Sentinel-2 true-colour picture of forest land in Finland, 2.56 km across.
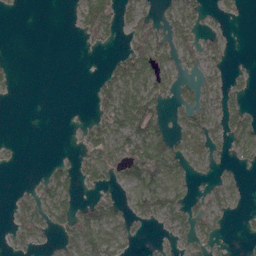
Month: April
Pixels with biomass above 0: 45%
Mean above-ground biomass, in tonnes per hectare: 41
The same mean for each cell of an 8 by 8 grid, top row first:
2 0 47 55 47 54 15 13
0 0 2 11 85 61 36 0
8 0 0 72 101 58 20 20
0 0 0 95 139 38 53 67
5 0 23 81 119 59 57 54
0 36 47 38 100 60 15 15
28 73 55 54 95 97 60 27
28 17 89 79 12 29 41 6
